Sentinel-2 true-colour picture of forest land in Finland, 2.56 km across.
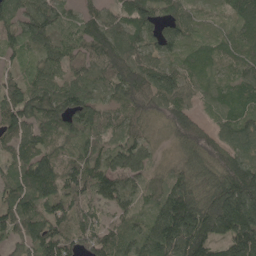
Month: May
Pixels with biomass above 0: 94%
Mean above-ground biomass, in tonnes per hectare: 89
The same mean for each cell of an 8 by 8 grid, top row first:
84 90 58 58 116 92 31 84
53 74 65 124 83 62 45 69
45 79 70 85 121 98 50 68
116 117 107 54 91 93 31 80
92 77 59 51 78 59 87 82
114 128 113 99 66 79 95 135
108 100 93 73 38 159 143 175
70 130 91 97 91 158 118 144
